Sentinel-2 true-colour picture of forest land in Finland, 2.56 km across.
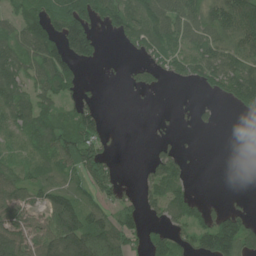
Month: June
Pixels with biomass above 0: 62%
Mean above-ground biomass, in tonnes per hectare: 64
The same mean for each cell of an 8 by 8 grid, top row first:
63 120 139 96 109 81 95 154
99 102 131 2 55 68 79 91
88 93 45 2 36 27 63 116
84 72 81 1 1 5 11 23
43 95 104 14 0 17 0 0
64 68 55 54 23 72 0 0
75 65 75 62 56 71 34 32
98 88 142 99 55 73 97 138
